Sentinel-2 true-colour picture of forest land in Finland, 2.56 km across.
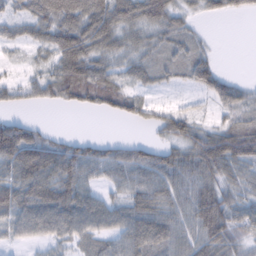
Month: February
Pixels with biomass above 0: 78%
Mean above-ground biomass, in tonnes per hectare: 53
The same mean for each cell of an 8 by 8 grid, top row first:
38 81 87 83 73 49 27 22
24 49 89 58 43 42 18 0
18 58 100 54 35 25 61 17
19 6 25 46 41 35 16 54
95 48 34 30 33 52 78 91
62 76 62 45 62 74 72 63
70 80 70 48 76 61 107 58
29 44 47 48 88 64 88 48
